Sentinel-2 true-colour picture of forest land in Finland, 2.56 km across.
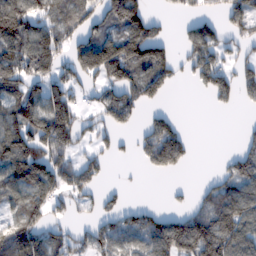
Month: February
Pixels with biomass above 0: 60%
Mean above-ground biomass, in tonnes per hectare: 89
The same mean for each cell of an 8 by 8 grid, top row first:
169 101 112 135 114 23 51 115
136 136 109 158 163 41 138 53
133 108 77 104 129 44 113 89
113 165 63 99 40 19 7 10
145 139 59 38 82 137 0 33
120 131 106 7 11 18 13 108
68 88 39 49 54 25 103 121
132 91 57 101 92 173 170 106
